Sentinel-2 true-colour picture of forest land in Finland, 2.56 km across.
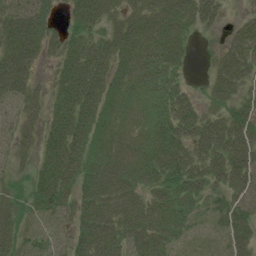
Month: July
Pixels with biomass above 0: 85%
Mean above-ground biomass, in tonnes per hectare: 39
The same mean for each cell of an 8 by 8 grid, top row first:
48 26 42 30 37 43 28 11
64 24 41 39 41 33 4 48
75 15 55 38 33 26 19 46
37 37 53 27 22 58 28 40
37 45 50 30 26 54 57 58
19 58 48 44 35 51 49 48
30 49 46 47 39 45 32 33
42 34 39 49 54 37 22 35
